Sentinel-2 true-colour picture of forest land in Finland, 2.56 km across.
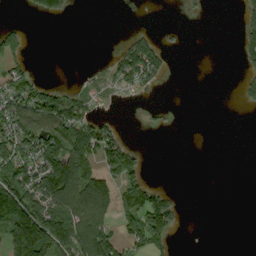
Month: September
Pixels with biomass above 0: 37%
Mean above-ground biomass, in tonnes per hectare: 53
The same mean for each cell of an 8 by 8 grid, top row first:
0 43 0 0 1 0 4 30
57 0 0 10 109 7 0 44
75 11 9 44 93 2 0 27
140 158 100 3 7 3 0 3
132 138 145 96 4 0 0 0
97 138 133 66 47 0 0 0
161 148 128 81 168 49 0 0
135 196 145 102 98 23 0 0
